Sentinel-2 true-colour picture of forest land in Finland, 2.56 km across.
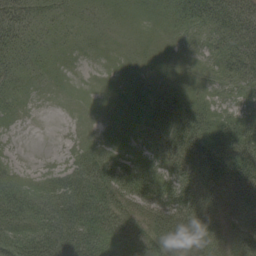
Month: August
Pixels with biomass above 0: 92%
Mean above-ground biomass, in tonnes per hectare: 32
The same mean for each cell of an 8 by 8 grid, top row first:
38 16 12 14 10 24 38 55
30 16 11 9 13 13 17 47
21 10 4 11 18 21 17 31
10 1 4 14 25 37 26 21
2 0 7 18 21 52 76 61
18 12 37 48 38 43 79 81
33 31 54 49 45 75 63 68
38 53 64 44 42 63 55 65
